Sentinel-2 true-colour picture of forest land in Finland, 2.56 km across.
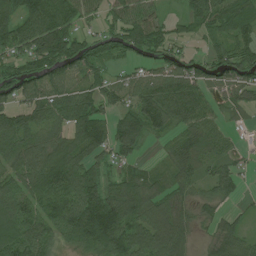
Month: July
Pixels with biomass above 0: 83%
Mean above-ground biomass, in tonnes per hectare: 75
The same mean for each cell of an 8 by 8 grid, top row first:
74 107 69 54 70 23 83 81
75 123 90 61 81 39 33 63
82 93 82 56 74 99 60 72
84 95 111 55 106 97 56 33
102 81 100 89 42 56 75 15
91 117 89 45 52 75 51 35
107 87 133 115 92 53 27 15
112 90 115 114 95 78 20 52
